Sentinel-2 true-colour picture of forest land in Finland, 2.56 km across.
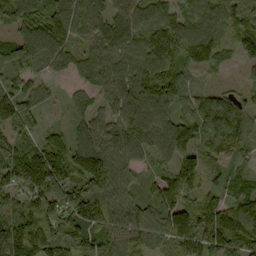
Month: September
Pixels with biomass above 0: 94%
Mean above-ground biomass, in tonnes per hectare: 101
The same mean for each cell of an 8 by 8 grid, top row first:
122 122 117 89 111 84 132 93
114 118 77 107 118 127 145 64
85 48 58 120 137 114 17 17
110 31 52 83 130 103 103 112
78 109 93 107 112 127 23 79
128 176 125 123 57 55 30 70
104 118 205 130 116 59 110 120
171 151 110 114 74 67 139 139
